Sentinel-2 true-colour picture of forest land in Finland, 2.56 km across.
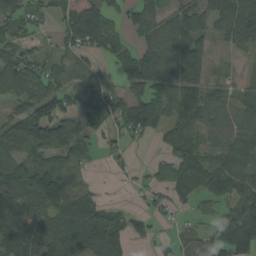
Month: August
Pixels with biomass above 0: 72%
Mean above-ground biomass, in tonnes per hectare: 62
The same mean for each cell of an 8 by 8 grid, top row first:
71 26 128 46 58 56 73 92
58 18 73 63 54 103 38 30
86 66 49 25 113 90 51 16
52 101 59 63 111 78 73 42
46 94 56 25 13 71 31 64
84 117 29 8 12 62 76 69
129 87 93 31 22 24 22 81
85 91 86 93 26 33 53 100
